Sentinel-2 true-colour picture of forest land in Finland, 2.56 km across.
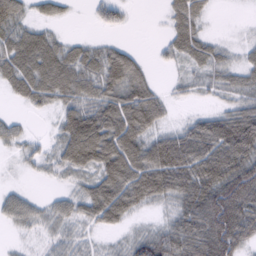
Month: February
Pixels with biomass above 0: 77%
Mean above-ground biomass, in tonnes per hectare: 57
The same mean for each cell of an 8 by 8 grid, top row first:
59 30 2 32 0 44 21 2
79 75 38 44 6 44 45 21
69 82 70 81 62 17 34 39
8 21 83 91 105 8 27 70
28 21 123 108 82 78 90 100
4 16 42 104 109 101 95 126
49 34 49 101 34 48 127 117
10 25 34 17 66 75 127 88
